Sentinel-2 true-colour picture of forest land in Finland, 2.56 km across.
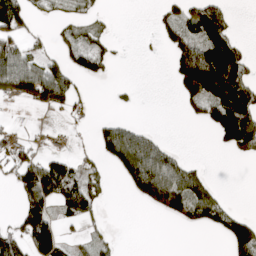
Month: April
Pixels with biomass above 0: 42%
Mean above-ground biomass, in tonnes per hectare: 55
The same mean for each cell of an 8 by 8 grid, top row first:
115 13 37 8 0 49 143 5
77 24 68 29 3 79 111 54
103 107 38 10 0 57 173 107
1 24 25 8 1 5 77 142
46 9 6 98 101 11 3 105
54 179 65 17 176 126 30 0
28 76 103 1 28 97 86 11
87 158 22 22 0 0 1 113
